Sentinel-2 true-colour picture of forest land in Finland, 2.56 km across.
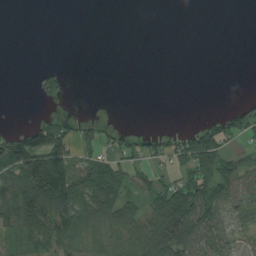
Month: August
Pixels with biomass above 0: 44%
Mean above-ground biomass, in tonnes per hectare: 45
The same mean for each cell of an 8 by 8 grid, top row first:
0 0 0 0 0 0 0 0
0 0 0 0 0 0 0 0
0 51 0 0 0 0 0 0
0 11 4 1 0 0 5 55
97 109 58 35 44 56 135 28
81 186 93 104 41 58 141 98
87 143 100 98 58 140 126 38
44 90 55 48 89 143 80 26
